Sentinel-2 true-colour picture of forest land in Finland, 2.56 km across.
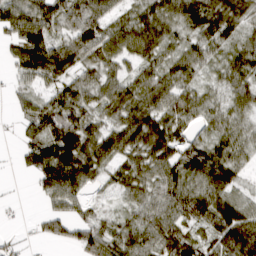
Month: March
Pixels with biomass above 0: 85%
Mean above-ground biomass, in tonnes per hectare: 55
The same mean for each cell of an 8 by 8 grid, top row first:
55 55 72 45 61 67 76 59
45 77 79 63 72 39 51 50
28 51 47 49 53 61 24 55
19 55 60 53 80 77 53 46
17 81 87 63 85 71 57 58
6 80 83 38 59 68 93 35
4 27 37 16 52 67 76 64
17 28 58 67 61 79 43 90
